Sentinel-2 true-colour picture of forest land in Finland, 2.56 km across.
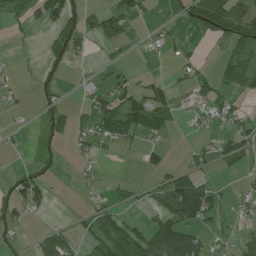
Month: July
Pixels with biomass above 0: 40%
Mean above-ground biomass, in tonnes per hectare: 36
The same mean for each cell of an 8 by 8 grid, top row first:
28 59 57 60 22 14 141 77
5 27 34 23 12 22 1 51
9 28 8 30 16 15 26 48
8 36 23 85 117 38 27 26
4 14 19 37 28 1 13 50
30 23 9 5 11 52 19 11
51 25 6 34 17 123 82 17
17 45 21 84 74 147 27 34
